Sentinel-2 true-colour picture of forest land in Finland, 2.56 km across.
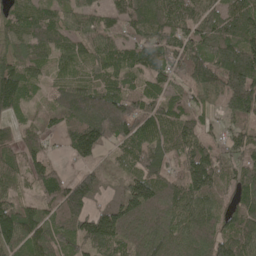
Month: May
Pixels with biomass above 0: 91%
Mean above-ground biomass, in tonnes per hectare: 99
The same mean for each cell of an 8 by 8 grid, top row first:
89 80 85 88 111 119 100 120
91 96 71 84 130 107 104 132
121 45 62 60 78 74 122 152
65 52 157 150 97 92 52 111
80 41 145 81 118 110 76 74
75 116 68 44 122 74 161 83
104 99 137 92 129 99 80 93
135 114 127 129 101 85 101 115
